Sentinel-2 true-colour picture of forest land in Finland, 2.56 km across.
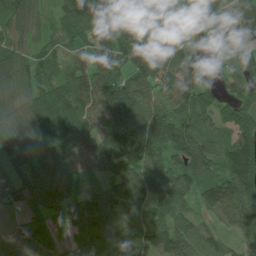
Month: July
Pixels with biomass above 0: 89%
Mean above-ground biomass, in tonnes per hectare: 100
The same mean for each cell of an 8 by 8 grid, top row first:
91 44 140 95 66 45 90 65
71 46 55 108 117 75 18 50
97 59 101 95 93 104 46 80
95 114 92 118 96 118 79 94
119 107 91 125 109 130 81 120
103 149 91 107 95 103 96 175
79 130 154 168 79 104 95 144
139 101 138 186 131 136 87 69
